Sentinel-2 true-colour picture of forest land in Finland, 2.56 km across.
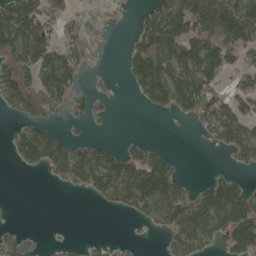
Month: May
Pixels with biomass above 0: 52%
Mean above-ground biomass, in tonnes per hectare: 60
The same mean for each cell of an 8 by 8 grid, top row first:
116 65 27 19 43 119 129 130
100 80 57 11 115 137 102 87
86 96 38 4 126 95 82 52
41 48 24 9 15 50 72 85
57 116 45 21 29 0 12 95
2 25 90 92 125 58 20 27
1 0 0 32 72 112 131 127
33 3 3 3 3 58 57 131
